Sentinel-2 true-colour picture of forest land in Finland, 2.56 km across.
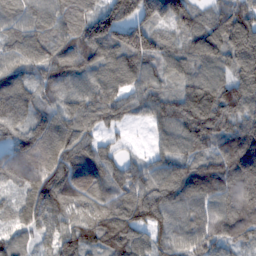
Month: February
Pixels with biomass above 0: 95%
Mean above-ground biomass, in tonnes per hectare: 107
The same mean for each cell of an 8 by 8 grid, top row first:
83 105 99 133 124 122 75 137
97 106 122 123 151 76 119 135
113 83 87 100 100 70 105 116
111 89 95 96 68 122 145 133
111 125 112 37 12 99 104 160
112 136 115 104 111 111 118 155
73 140 97 125 144 94 95 134
57 69 142 166 98 96 95 85
